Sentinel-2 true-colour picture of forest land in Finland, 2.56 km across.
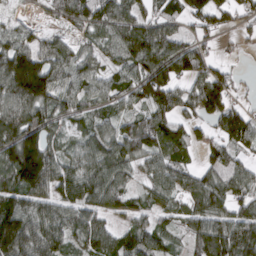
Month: March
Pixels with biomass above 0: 84%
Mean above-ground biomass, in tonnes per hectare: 91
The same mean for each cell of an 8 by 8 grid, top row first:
34 45 104 114 68 61 86 52
105 75 53 76 145 105 44 20
190 159 84 68 130 106 117 26
130 100 72 56 67 87 110 65
141 96 59 99 116 94 56 62
145 144 106 118 55 101 87 89
110 82 91 69 51 58 118 77
160 114 78 93 91 39 136 139
